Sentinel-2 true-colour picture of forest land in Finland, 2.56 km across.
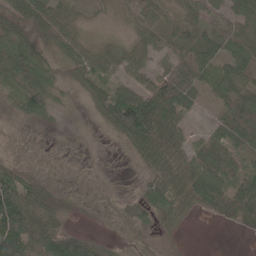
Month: May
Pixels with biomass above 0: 78%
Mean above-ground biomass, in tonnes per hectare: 45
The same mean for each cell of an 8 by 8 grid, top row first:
59 60 16 9 40 32 41 60
63 43 44 25 38 37 56 65
69 52 38 42 43 95 53 53
35 36 2 86 146 76 11 84
17 8 1 5 82 51 55 65
60 15 8 4 23 59 74 51
115 41 11 18 55 43 31 69
112 90 67 8 26 6 0 1
